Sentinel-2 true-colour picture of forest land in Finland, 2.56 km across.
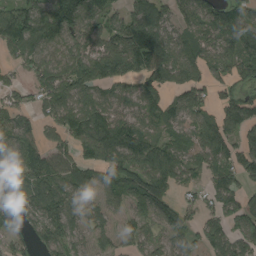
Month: August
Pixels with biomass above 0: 81%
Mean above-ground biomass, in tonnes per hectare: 83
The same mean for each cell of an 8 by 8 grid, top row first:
93 131 104 68 101 56 86 90
73 79 77 92 153 85 64 92
36 87 107 92 100 74 75 70
75 65 100 79 72 66 65 117
94 57 77 125 103 60 103 80
82 106 81 95 125 90 64 90
69 97 76 51 97 73 56 94
41 82 57 52 67 74 79 98
